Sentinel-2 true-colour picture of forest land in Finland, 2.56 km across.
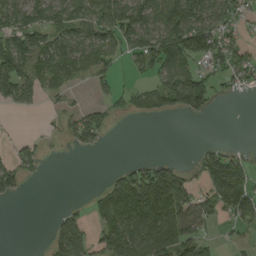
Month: August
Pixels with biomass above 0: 56%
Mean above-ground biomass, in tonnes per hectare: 67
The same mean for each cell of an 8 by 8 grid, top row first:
97 92 90 115 130 150 116 58
124 96 102 72 110 157 121 63
119 76 36 41 29 117 60 54
17 10 47 38 44 64 42 0
29 12 47 3 0 0 15 11
77 3 0 33 111 83 105 126
0 0 21 127 161 127 66 100
0 39 118 104 120 125 42 18
